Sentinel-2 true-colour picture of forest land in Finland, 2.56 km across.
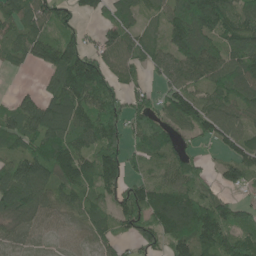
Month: June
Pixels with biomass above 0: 83%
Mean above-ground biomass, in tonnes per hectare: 91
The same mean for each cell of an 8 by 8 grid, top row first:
91 96 60 74 50 118 200 104
50 91 106 98 53 92 108 102
1 44 205 123 35 71 102 121
65 130 118 130 76 115 96 78
60 124 85 119 84 64 33 89
137 137 127 139 55 89 36 83
112 68 66 69 127 154 108 61
45 25 30 54 78 109 129 108
